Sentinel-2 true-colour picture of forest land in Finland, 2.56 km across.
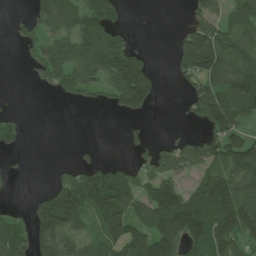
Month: June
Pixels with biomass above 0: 57%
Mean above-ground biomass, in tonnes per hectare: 88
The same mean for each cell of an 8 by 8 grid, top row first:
13 108 116 95 0 0 81 95
13 94 125 163 25 66 193 102
0 57 101 114 167 19 103 143
11 0 3 24 61 3 162 143
28 0 9 0 30 62 92 133
11 11 128 124 64 115 98 123
15 189 170 210 104 186 141 167
103 125 74 112 192 149 156 101
